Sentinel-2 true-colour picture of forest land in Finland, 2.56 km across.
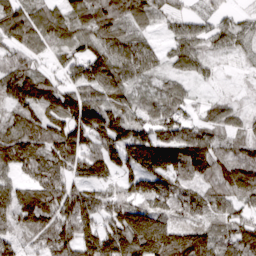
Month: March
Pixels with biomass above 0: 92%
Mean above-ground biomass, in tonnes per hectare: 101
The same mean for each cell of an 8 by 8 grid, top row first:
111 90 93 94 63 51 39 37
82 65 82 118 83 72 53 55
126 92 112 143 55 54 33 15
88 104 180 114 71 80 43 41
143 113 130 143 177 157 122 72
70 131 95 85 153 132 119 153
113 132 147 115 106 94 85 64
69 103 147 167 194 178 124 117
